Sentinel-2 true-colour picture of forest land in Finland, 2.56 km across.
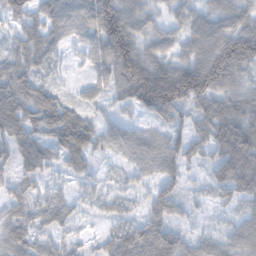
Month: November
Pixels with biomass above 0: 86%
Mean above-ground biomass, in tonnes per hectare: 61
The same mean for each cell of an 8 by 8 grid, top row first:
59 73 72 118 61 46 62 69
52 67 11 115 65 39 94 120
83 30 4 43 131 102 108 61
88 85 43 21 56 76 77 88
89 65 93 43 63 65 77 97
46 36 41 11 35 57 29 102
60 58 23 28 33 48 20 43
73 42 20 45 89 64 47 72
